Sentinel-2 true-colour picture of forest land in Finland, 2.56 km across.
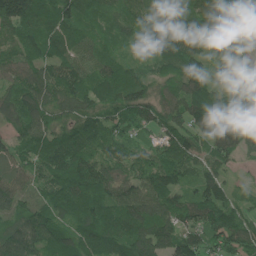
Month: June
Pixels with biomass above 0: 96%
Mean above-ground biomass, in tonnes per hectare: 93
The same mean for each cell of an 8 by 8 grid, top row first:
199 119 115 70 88 94 124 98
75 112 99 48 36 143 108 71
82 93 93 103 76 93 92 92
101 90 73 72 95 89 123 72
69 104 111 75 46 119 74 70
67 86 124 85 74 79 72 14
96 93 111 114 112 87 121 56
116 93 117 125 132 119 73 96
